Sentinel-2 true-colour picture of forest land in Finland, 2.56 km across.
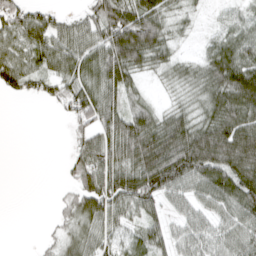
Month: April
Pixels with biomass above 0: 75%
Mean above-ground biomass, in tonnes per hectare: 62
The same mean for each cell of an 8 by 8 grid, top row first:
65 44 32 113 99 32 9 30
68 77 68 121 138 29 33 75
72 52 66 88 22 38 76 133
0 6 87 74 59 44 64 108
0 0 43 87 135 129 139 128
0 0 65 86 128 121 93 103
0 3 72 80 66 29 43 83
0 15 64 38 51 39 50 60
